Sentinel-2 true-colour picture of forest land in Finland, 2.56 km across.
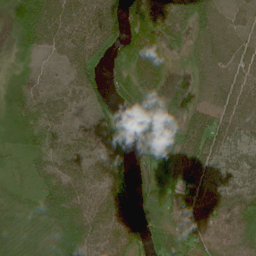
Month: July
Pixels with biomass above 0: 90%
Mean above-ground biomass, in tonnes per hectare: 61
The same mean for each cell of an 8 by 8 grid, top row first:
55 112 91 84 89 57 53 29
39 54 90 69 74 17 58 41
27 24 75 44 65 13 50 55
56 75 55 51 89 54 57 66
30 52 58 76 55 72 83 55
20 60 65 99 42 53 62 58
50 69 80 107 45 63 74 79
66 62 92 71 61 51 51 57
